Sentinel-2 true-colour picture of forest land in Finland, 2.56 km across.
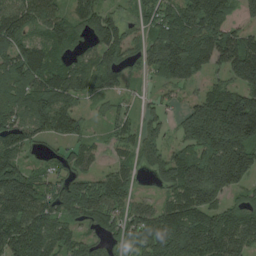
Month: August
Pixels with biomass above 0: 87%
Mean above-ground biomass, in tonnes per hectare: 119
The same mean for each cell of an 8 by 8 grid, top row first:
119 117 93 73 66 112 175 58
128 112 61 117 72 156 157 181
139 144 116 86 35 100 54 162
121 142 57 52 45 51 219 278
132 44 70 53 82 63 218 239
171 66 92 92 26 160 232 181
192 110 144 123 92 136 146 86
143 128 76 58 159 178 168 165
